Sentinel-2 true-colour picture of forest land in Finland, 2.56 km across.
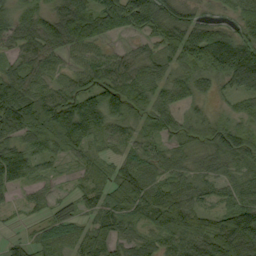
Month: September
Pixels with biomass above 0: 88%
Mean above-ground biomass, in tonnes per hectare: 62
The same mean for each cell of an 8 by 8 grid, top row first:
51 59 95 108 106 79 21 51
46 85 65 24 35 96 146 122
82 48 48 69 58 51 53 83
144 121 113 71 47 48 27 38
70 83 62 42 47 42 53 74
36 20 18 41 66 42 31 37
12 34 37 59 61 71 31 84
29 63 57 59 50 56 92 137
